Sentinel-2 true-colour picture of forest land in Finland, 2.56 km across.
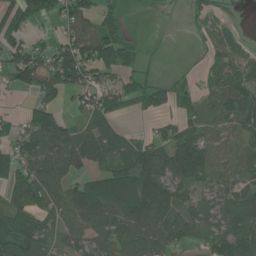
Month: June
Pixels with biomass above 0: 72%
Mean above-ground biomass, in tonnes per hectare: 63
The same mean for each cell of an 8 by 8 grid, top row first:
67 50 92 53 6 3 41 9
58 45 101 104 16 1 30 35
43 79 80 59 37 23 36 63
10 74 35 63 35 55 62 79
51 97 96 57 57 85 63 70
76 81 61 118 148 72 58 57
110 63 94 71 143 73 54 74
97 41 56 73 91 64 55 91
